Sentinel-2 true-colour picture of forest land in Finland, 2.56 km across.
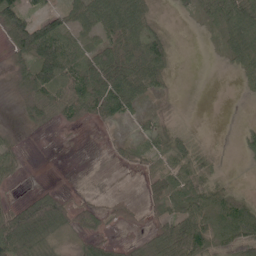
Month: May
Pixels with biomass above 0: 62%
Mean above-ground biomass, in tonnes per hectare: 36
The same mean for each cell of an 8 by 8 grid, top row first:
75 41 49 82 51 9 31 58
57 112 50 70 76 9 2 51
19 84 79 80 54 5 0 13
4 33 58 64 18 3 0 0
12 0 1 9 28 39 7 13
18 0 0 0 20 44 42 2
31 66 26 16 21 37 55 60
80 29 21 16 15 84 76 90
